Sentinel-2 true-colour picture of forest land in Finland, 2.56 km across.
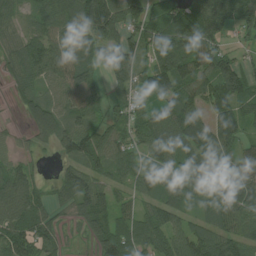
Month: July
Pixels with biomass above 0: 86%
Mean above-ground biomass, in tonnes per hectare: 87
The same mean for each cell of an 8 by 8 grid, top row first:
67 88 130 150 100 94 139 103
66 102 75 97 86 127 89 27
65 75 102 56 79 148 102 106
22 96 103 46 44 108 82 92
35 50 129 84 74 100 99 67
85 14 112 61 63 107 137 95
108 52 80 84 49 99 80 122
111 63 18 137 92 89 104 91
